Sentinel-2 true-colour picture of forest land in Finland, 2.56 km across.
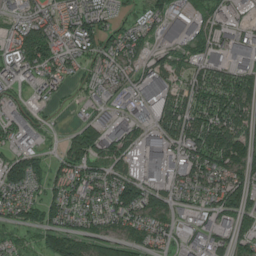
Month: July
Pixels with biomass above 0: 83%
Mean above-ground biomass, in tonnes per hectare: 83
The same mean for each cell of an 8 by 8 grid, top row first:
55 78 114 74 45 72 76 45
88 119 102 78 54 67 79 86
82 68 40 72 79 55 98 96
64 22 26 46 60 117 124 115
70 24 164 122 112 86 128 133
110 93 91 88 86 67 103 90
77 100 77 97 108 66 63 109
44 98 122 92 92 53 78 77
